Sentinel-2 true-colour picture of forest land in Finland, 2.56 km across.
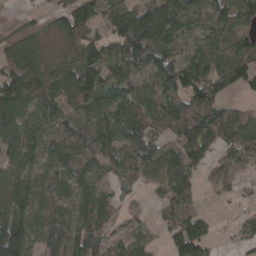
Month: April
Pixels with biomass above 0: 83%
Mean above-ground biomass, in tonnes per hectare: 91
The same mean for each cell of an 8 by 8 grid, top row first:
14 35 115 113 150 115 82 109
70 26 67 106 155 71 79 96
115 97 115 94 70 135 120 96
101 96 81 107 110 122 137 60
109 87 114 99 126 105 131 109
98 84 97 60 71 120 36 49
117 107 87 76 19 89 13 23
160 113 120 78 62 96 77 40
